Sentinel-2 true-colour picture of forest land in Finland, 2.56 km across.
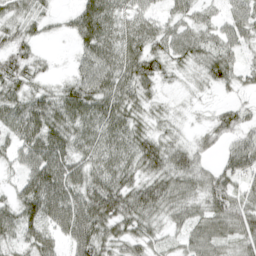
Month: April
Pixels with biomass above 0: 89%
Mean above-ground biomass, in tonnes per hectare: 50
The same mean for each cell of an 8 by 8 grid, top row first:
41 22 49 56 42 37 28 51
43 6 35 59 58 55 54 39
54 22 49 64 56 16 35 33
56 71 73 68 36 13 12 32
47 78 55 63 62 37 27 47
30 90 59 64 49 67 44 57
57 88 89 88 70 50 53 64
44 57 91 52 45 23 63 52
